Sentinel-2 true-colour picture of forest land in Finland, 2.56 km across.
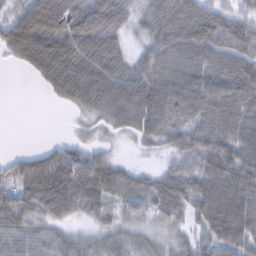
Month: February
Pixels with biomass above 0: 85%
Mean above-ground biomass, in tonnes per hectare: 64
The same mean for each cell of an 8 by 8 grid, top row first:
46 54 55 61 54 98 90 61
65 63 63 53 52 98 105 99
0 53 69 60 86 98 92 109
0 1 29 58 112 94 100 100
0 10 34 17 37 62 91 107
50 68 94 91 30 78 107 111
61 67 55 40 49 58 101 118
60 54 40 49 41 34 48 76
